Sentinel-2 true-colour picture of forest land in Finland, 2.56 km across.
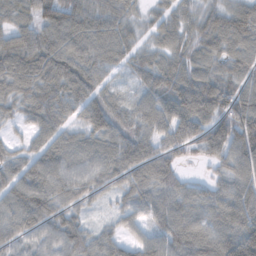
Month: November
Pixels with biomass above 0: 94%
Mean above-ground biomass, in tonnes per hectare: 77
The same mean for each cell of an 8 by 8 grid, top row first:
60 95 103 87 38 65 68 45
83 91 81 81 52 69 71 67
88 87 87 41 54 108 109 78
42 87 63 84 70 105 144 143
25 72 64 73 70 74 106 111
75 87 69 68 79 61 29 85
81 94 47 28 64 86 80 103
58 58 80 57 63 94 86 132
